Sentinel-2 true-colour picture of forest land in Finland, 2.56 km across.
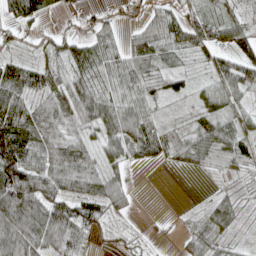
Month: April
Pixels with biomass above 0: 80%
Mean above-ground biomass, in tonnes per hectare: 53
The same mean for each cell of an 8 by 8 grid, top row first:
51 31 20 16 27 43 34 35
25 41 54 50 67 55 54 51
103 66 67 63 75 41 31 74
97 73 89 87 59 14 47 36
87 83 65 64 75 61 71 55
110 91 90 54 1 4 16 29
130 101 58 53 1 2 31 38
93 91 46 25 16 11 49 19
